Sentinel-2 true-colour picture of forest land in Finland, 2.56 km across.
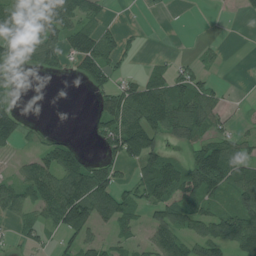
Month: July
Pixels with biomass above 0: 57%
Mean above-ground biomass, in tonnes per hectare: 59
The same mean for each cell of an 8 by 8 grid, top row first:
92 105 86 13 6 2 1 10
67 87 110 65 9 1 16 0
11 7 37 51 50 65 26 1
45 0 0 103 123 107 89 8
42 42 22 67 119 37 78 53
40 100 126 67 78 114 150 80
62 92 152 113 60 114 64 86
22 20 65 42 32 90 84 97
